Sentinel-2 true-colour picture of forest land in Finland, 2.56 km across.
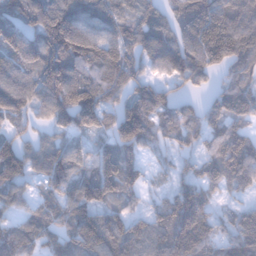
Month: January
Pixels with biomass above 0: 88%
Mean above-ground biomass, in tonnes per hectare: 100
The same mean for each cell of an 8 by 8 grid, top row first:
100 149 142 132 110 104 185 159
118 129 125 102 115 128 159 136
112 150 119 94 74 65 48 78
94 79 145 73 125 79 64 92
78 64 55 94 86 54 64 118
114 72 83 137 45 45 83 115
36 74 100 67 36 138 98 36
108 70 118 142 123 176 108 94
